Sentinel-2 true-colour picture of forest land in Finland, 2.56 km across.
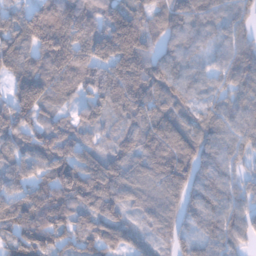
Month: January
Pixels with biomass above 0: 93%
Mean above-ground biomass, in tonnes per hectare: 70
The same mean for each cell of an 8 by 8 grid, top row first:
60 111 113 86 61 84 78 55
104 127 104 111 78 66 42 61
77 108 86 99 105 80 44 66
72 52 43 73 85 60 50 65
56 84 64 48 82 77 61 58
57 66 59 101 83 81 60 41
71 90 61 60 61 58 67 49
51 52 53 63 40 51 54 43
